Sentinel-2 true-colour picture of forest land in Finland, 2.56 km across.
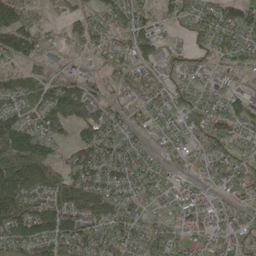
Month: May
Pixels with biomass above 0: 84%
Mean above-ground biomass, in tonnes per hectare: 72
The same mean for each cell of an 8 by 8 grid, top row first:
95 30 45 65 52 30 61 82
112 36 36 53 85 43 56 62
66 68 69 31 47 49 54 36
77 118 147 69 51 57 55 80
155 86 79 85 42 54 70 50
161 102 97 82 68 38 55 75
135 93 103 90 50 69 79 39
108 111 90 68 62 53 59 68
